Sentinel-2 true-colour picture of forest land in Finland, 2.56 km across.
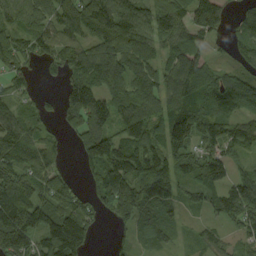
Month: September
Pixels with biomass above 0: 83%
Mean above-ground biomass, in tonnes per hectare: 94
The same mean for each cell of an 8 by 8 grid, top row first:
80 86 122 158 90 87 135 36
91 80 86 102 88 82 41 47
62 13 107 110 90 112 80 87
67 29 173 121 109 110 87 64
110 62 67 136 143 113 81 92
134 96 31 192 156 98 107 50
197 116 109 123 128 57 63 123
178 115 127 20 59 31 45 42
